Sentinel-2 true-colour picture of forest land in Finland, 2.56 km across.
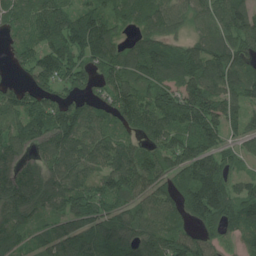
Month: July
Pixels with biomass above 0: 89%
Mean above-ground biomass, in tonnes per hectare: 106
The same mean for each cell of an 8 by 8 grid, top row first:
92 124 90 87 102 96 96 125
64 124 127 113 106 78 114 112
31 104 93 125 106 109 140 107
119 141 120 100 142 134 139 76
101 127 131 106 83 122 113 56
123 117 97 121 126 101 145 49
127 83 106 84 87 85 158 103
93 69 130 126 136 113 78 51
